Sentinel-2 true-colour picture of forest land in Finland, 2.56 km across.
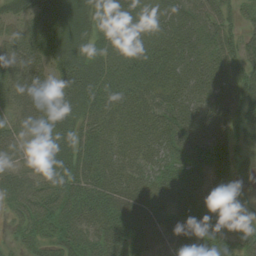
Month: August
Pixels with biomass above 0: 96%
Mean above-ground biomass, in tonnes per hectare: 60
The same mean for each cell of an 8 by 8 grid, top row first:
48 75 72 62 70 73 68 33
54 66 58 73 72 72 72 60
59 54 68 74 70 60 64 74
52 58 57 46 47 65 55 65
49 62 58 41 40 65 89 36
56 59 62 53 42 64 74 37
46 76 70 65 52 66 73 50
29 53 62 68 60 62 72 60
